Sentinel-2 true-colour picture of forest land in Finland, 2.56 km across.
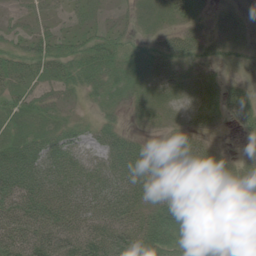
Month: June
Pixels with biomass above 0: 83%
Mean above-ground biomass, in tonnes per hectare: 42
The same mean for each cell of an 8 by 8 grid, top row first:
14 23 30 15 26 29 15 18
26 41 34 40 21 43 25 19
26 27 31 30 27 29 22 23
38 31 15 18 20 20 32 51
57 56 31 58 31 41 29 17
94 75 58 63 69 24 65 50
72 82 76 77 59 52 59 54
68 76 70 76 74 49 31 45
